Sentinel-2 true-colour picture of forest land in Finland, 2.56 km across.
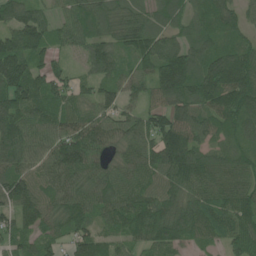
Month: June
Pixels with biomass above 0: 93%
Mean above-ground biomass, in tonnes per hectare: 100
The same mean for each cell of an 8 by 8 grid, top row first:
108 58 93 77 71 65 94 81
138 99 58 74 121 102 82 79
173 100 43 75 74 178 171 147
137 97 78 74 77 105 109 126
127 97 152 80 99 167 76 77
120 110 126 92 95 119 116 97
109 89 106 108 107 104 110 112
83 73 83 61 71 99 71 123
